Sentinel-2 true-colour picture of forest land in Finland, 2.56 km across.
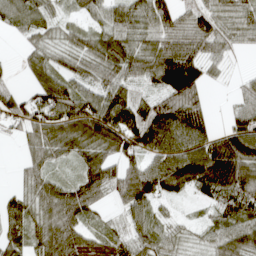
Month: April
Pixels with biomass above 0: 82%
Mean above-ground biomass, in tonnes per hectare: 71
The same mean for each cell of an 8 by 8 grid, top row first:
75 45 28 60 64 59 64 67
9 46 57 77 65 104 78 29
9 78 58 76 60 157 44 18
66 106 120 109 68 109 45 55
17 85 91 108 98 126 111 127
15 56 60 81 106 141 140 132
60 77 96 23 72 10 22 78
55 97 74 33 64 32 37 89
